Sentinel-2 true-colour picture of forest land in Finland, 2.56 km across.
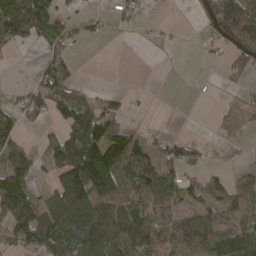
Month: April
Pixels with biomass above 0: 53%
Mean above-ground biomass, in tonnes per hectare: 58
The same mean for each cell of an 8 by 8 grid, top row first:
132 111 28 21 10 0 35 127
26 39 14 0 2 4 15 45
2 69 13 0 0 0 0 21
62 70 128 62 3 0 2 22
61 53 181 147 41 50 6 7
109 36 179 157 86 58 31 19
131 71 156 76 77 50 55 54
59 113 132 92 109 85 65 117
